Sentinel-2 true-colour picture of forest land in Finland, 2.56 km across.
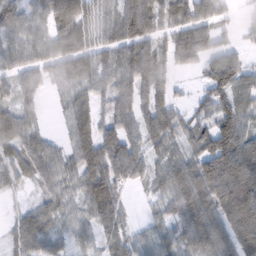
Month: February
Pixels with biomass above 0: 86%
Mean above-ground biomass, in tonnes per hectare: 74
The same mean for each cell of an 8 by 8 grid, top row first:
79 81 91 53 114 65 70 27
70 75 99 72 96 94 90 42
60 52 72 74 91 35 69 90
66 9 61 64 75 50 58 95
68 46 82 106 79 53 103 137
42 58 82 102 60 82 142 167
20 61 46 94 13 68 96 169
60 56 39 68 42 55 94 131
